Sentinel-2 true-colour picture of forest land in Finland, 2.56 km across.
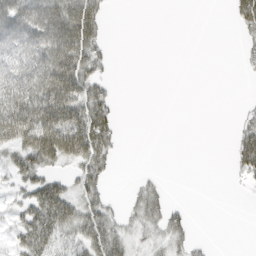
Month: March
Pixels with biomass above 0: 44%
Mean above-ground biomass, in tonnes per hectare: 29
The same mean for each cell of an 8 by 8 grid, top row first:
63 51 61 4 0 0 0 43
66 79 74 6 0 0 0 11
73 88 66 9 0 0 0 2
77 84 68 29 0 0 0 9
49 91 82 34 0 0 0 41
31 37 35 12 8 0 0 20
22 84 46 19 43 13 0 0
26 60 43 55 18 28 3 0
